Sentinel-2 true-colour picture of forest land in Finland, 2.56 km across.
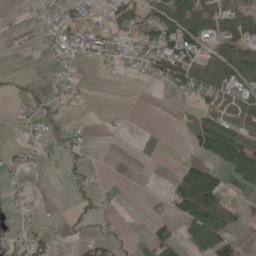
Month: May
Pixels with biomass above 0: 43%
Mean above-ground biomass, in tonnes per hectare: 29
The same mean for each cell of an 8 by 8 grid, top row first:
3 27 31 36 37 56 44 43
0 15 33 26 39 63 31 54
8 7 9 2 9 71 71 58
8 19 2 1 0 6 49 54
9 16 14 0 0 0 87 110
15 3 10 0 0 37 93 63
11 2 14 3 0 44 117 14
25 27 10 21 11 38 96 21
